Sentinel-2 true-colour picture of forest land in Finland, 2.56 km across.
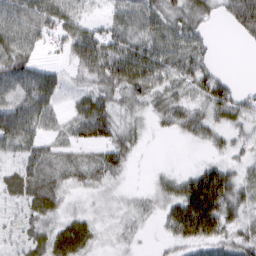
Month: March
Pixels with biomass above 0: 82%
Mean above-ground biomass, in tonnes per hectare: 41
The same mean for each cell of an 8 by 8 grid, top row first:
60 64 35 30 52 46 29 67
60 23 65 58 56 55 25 4
63 50 26 63 71 45 56 5
40 47 39 47 26 43 42 51
45 32 34 50 13 3 27 23
48 55 35 30 2 28 75 33
22 47 12 11 16 58 112 45
22 50 59 13 6 38 62 47
